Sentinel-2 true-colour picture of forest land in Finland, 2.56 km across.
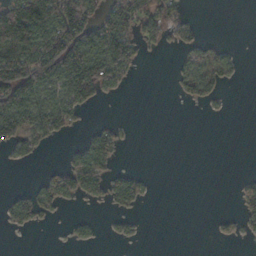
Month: November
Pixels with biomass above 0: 36%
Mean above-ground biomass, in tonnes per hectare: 45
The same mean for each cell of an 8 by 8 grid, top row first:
203 166 155 92 84 47 0 0
136 150 151 129 27 27 44 8
170 126 140 65 1 27 65 11
141 88 32 0 0 0 5 0
49 15 34 60 0 0 0 0
0 34 104 47 17 0 0 10
48 35 5 22 9 0 0 31
0 0 19 12 4 0 3 18
